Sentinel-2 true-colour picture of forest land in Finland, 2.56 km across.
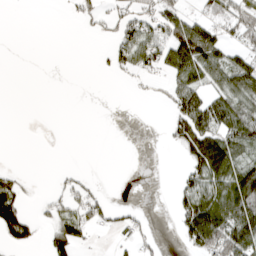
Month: April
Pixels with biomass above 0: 38%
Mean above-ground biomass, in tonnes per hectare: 40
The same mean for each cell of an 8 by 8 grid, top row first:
0 0 27 37 62 65 43 62
0 0 0 37 81 118 108 41
0 0 0 6 18 48 55 88
0 0 0 0 0 67 112 71
0 0 0 0 0 43 100 70
22 1 15 0 0 12 88 98
74 31 62 31 8 46 120 122
62 37 52 10 26 19 134 130
